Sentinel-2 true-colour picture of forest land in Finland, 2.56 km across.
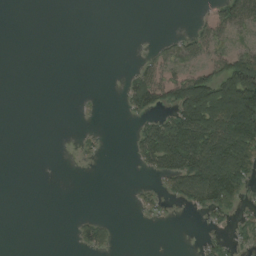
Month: August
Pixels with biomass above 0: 32%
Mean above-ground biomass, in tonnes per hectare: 35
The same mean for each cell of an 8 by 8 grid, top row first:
0 0 0 0 0 0 29 86
0 0 0 0 4 42 55 41
0 0 0 0 67 74 100 161
0 0 5 0 55 73 153 190
0 0 12 1 70 139 133 135
0 0 1 0 12 89 148 104
0 0 0 0 24 11 68 38
0 0 30 27 0 0 21 27
